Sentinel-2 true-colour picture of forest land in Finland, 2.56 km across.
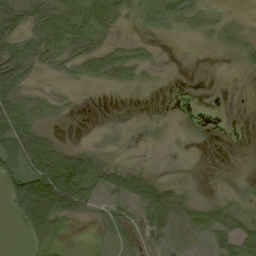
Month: September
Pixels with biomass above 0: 54%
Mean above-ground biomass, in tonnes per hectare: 28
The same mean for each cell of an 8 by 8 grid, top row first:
50 60 41 58 27 49 21 6
41 57 44 31 15 0 4 24
63 5 19 27 13 0 0 0
67 21 2 0 1 1 0 0
59 38 11 4 2 1 2 0
66 104 106 48 41 3 0 3
41 116 53 20 53 41 30 22
0 56 0 11 17 15 22 51
